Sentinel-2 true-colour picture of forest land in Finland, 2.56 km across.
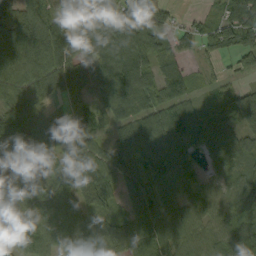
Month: September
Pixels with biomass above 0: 91%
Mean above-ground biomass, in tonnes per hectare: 93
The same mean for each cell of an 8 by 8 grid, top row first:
102 66 75 123 119 32 26 130
98 131 91 115 114 53 50 99
108 137 93 170 118 102 34 30
137 66 77 98 89 112 52 116
159 121 87 77 125 116 83 71
66 104 114 109 154 95 34 53
61 94 105 59 135 99 77 64
78 88 67 109 102 111 84 101
